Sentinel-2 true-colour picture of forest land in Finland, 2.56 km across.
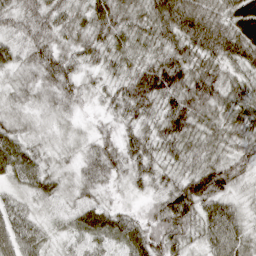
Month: April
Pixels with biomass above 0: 99%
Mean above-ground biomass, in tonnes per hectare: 55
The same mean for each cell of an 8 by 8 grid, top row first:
52 62 47 72 60 101 83 84
38 64 48 54 48 64 78 85
33 60 40 35 80 84 77 52
37 31 19 30 53 80 63 67
59 23 27 39 62 67 57 49
41 40 38 40 47 53 98 40
42 16 40 34 30 98 72 38
77 27 43 57 77 60 58 65
